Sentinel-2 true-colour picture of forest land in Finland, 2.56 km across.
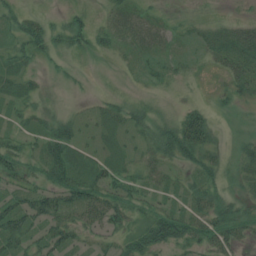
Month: July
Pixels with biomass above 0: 65%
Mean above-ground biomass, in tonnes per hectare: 24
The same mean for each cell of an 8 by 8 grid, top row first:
24 10 15 22 22 8 10 9
20 29 19 18 24 13 22 44
22 6 4 2 8 15 3 28
14 16 7 20 24 15 25 12
21 45 22 15 18 60 36 16
29 37 37 34 21 10 27 22
44 46 42 41 21 22 37 23
37 37 16 16 40 49 35 22
